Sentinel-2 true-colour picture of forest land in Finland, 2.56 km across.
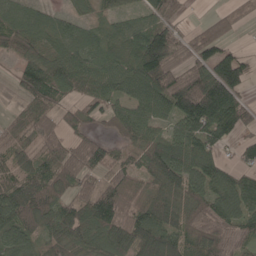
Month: May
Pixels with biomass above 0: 82%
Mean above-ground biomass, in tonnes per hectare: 76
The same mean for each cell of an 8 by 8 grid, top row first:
67 48 35 40 47 50 17 34
63 56 78 59 116 90 77 23
40 94 67 81 117 95 136 97
18 51 49 58 74 95 153 92
55 55 56 38 68 82 82 50
82 95 72 49 63 116 100 62
140 90 89 116 79 110 88 97
79 67 86 90 125 103 93 54
